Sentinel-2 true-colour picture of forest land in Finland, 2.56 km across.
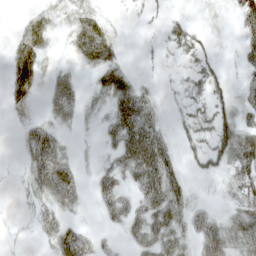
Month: May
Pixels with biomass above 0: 63%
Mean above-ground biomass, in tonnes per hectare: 27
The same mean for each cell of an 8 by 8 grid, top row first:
3 18 24 5 7 9 4 43
24 17 30 24 2 22 15 19
34 14 11 37 7 5 32 13
11 14 15 39 52 8 30 26
5 51 3 31 93 22 27 66
4 59 19 40 76 40 14 44
3 25 10 36 46 53 16 42
3 22 58 8 50 55 58 55
